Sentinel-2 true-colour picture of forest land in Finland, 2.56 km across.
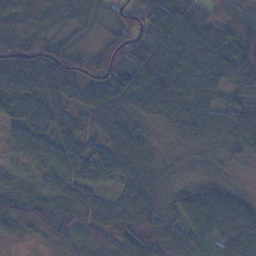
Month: November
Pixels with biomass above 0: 94%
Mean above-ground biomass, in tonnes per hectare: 69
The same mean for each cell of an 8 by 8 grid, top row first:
70 63 49 51 77 88 35 77
87 81 46 86 101 97 82 142
103 111 77 107 103 95 72 79
64 79 49 83 63 84 86 90
43 51 61 68 61 29 44 81
24 58 71 64 70 32 33 19
69 71 77 66 102 58 87 71
20 45 38 53 95 65 67 75
